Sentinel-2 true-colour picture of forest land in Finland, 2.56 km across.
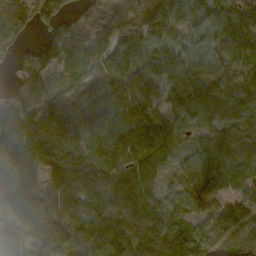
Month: October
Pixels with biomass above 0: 94%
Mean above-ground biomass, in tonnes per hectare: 128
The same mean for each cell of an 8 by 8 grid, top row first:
116 123 68 93 104 144 110 122
69 125 91 106 101 115 127 156
63 116 106 104 190 173 159 120
162 130 136 133 161 156 146 111
154 188 164 139 141 89 94 123
160 125 209 132 126 65 143 110
95 125 156 162 140 104 78 105
105 134 136 186 201 161 88 85
